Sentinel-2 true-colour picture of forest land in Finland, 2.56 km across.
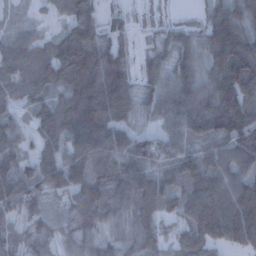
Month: December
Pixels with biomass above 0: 92%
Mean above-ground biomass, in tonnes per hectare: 85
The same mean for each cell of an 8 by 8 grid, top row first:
27 22 88 34 20 16 65 107
86 78 144 92 28 88 100 163
89 106 150 136 57 87 87 172
42 99 163 120 56 107 124 137
76 87 121 105 79 82 82 135
103 84 80 78 75 72 111 103
76 51 64 62 68 51 136 138
46 44 50 40 52 43 77 88
